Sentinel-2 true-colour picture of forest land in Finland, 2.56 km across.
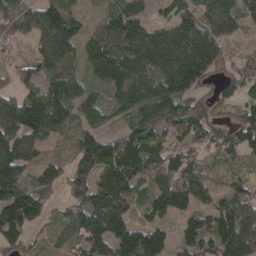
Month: April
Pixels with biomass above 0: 84%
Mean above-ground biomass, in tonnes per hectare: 109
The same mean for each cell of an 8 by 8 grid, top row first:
146 159 60 81 62 89 105 82
25 120 75 130 161 158 159 23
71 85 75 126 126 177 70 76
238 232 93 89 161 136 60 67
195 66 90 101 144 65 62 91
140 81 114 203 114 129 54 37
187 59 103 149 61 118 82 150
80 41 73 136 151 59 97 216
